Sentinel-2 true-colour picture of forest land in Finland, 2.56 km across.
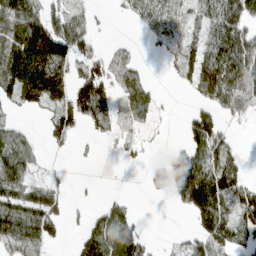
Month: March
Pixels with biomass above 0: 59%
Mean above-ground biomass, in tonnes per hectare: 57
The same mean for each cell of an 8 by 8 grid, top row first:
104 70 38 5 46 38 61 84
104 160 68 13 6 38 85 109
108 155 69 58 32 21 113 105
25 43 92 59 56 3 53 38
43 29 9 11 14 17 96 9
96 18 1 0 8 125 125 58
69 76 8 39 0 24 143 103
76 54 44 101 48 12 91 67
